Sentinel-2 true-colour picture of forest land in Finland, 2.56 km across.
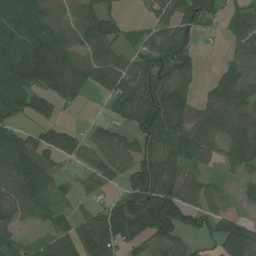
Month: July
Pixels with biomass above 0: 76%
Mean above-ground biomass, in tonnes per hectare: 68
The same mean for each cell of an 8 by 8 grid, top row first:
103 84 69 48 17 69 82 51
74 105 65 64 56 70 3 43
115 100 78 84 79 80 18 73
67 41 7 34 106 91 61 96
89 70 46 64 54 73 71 92
101 63 30 45 122 68 32 36
70 59 29 69 141 137 55 35
50 42 94 112 73 63 32 107
